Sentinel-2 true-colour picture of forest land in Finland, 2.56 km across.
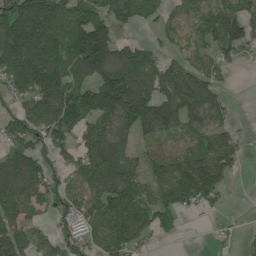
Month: June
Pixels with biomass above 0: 74%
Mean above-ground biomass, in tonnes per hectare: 108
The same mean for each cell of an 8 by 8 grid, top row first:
177 185 136 132 74 42 62 84
210 204 171 152 79 35 77 77
153 193 92 187 130 120 96 0
69 163 139 141 204 144 136 6
94 95 74 153 59 72 124 58
146 91 96 186 110 179 181 17
115 63 118 163 129 115 41 1
129 55 100 151 56 21 8 21
